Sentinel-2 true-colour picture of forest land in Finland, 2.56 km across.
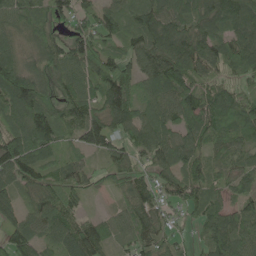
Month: May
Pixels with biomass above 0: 91%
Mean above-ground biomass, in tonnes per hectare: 85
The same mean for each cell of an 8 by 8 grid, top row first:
81 78 74 84 103 104 107 116
55 81 103 54 99 143 102 102
134 69 84 149 79 125 70 60
101 94 90 136 75 102 118 113
136 93 58 74 87 87 77 79
97 70 60 48 54 68 74 64
76 91 43 24 85 41 76 75
101 67 107 49 75 44 78 96
